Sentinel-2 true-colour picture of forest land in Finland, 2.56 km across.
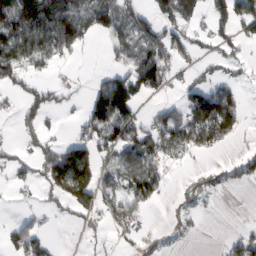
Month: February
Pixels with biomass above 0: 49%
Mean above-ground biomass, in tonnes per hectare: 57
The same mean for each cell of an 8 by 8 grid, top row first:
151 167 108 70 52 75 55 95
115 119 57 32 67 70 25 28
60 26 6 68 99 21 47 22
27 71 22 157 26 37 189 74
18 43 77 80 70 104 91 9
21 93 150 37 129 8 27 44
5 21 66 42 51 15 8 0
62 26 4 12 19 9 1 47
